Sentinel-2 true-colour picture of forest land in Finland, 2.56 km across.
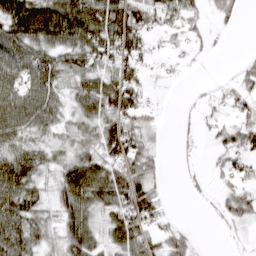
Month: March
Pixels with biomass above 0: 70%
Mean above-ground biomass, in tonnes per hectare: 47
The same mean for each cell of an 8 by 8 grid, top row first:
91 97 104 102 56 49 19 17
83 70 79 79 42 16 13 1
71 77 63 65 28 4 2 27
88 66 43 66 33 3 15 30
61 33 37 78 49 8 12 48
92 32 86 67 57 4 15 36
83 39 73 61 65 2 9 49
79 35 81 44 48 42 1 7
